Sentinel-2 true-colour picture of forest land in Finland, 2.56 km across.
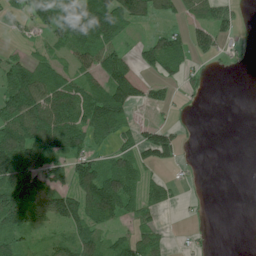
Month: July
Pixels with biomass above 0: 58%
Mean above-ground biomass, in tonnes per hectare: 50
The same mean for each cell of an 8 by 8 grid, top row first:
25 79 117 135 68 28 47 14
8 27 61 48 36 76 45 12
83 71 44 85 27 27 13 0
83 55 67 114 7 6 1 0
137 72 49 44 79 64 0 0
138 62 75 100 46 8 0 0
150 103 90 102 48 14 1 0
54 29 83 43 72 5 2 0
